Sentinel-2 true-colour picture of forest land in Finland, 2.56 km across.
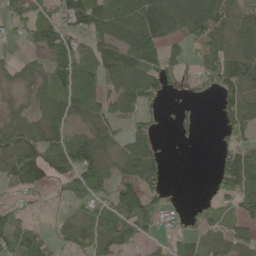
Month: May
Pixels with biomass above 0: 65%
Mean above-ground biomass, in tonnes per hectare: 59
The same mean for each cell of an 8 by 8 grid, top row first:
67 78 104 100 114 92 94 63
10 124 44 95 108 32 49 82
30 83 96 77 105 24 36 91
25 75 61 49 43 16 1 70
90 91 77 38 81 6 0 63
58 60 72 52 114 0 10 121
17 3 37 80 68 15 23 58
63 29 48 75 31 32 50 54
